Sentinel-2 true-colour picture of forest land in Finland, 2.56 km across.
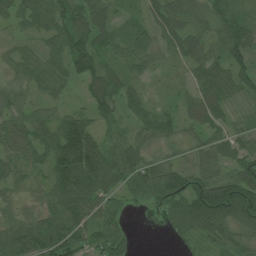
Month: July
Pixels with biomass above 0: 84%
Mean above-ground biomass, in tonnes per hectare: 48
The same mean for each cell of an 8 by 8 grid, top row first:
39 62 57 37 29 57 50 33
24 33 58 49 63 44 44 56
35 47 47 54 34 21 59 47
47 31 29 44 48 30 68 24
56 55 88 44 36 26 39 40
31 51 87 65 66 62 57 63
34 51 76 43 17 49 100 80
81 77 63 58 0 15 39 36
